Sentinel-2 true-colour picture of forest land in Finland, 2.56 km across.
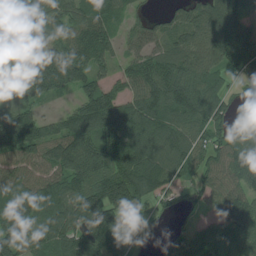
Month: July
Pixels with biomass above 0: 88%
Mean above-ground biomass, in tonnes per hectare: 106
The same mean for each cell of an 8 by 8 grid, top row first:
91 110 96 69 34 54 126 99
83 114 123 68 83 82 119 132
58 192 110 59 118 125 103 48
118 29 117 132 137 115 125 40
169 130 177 117 142 126 82 95
100 100 161 161 166 72 80 123
152 122 142 180 68 34 54 130
154 99 103 121 50 61 99 122
